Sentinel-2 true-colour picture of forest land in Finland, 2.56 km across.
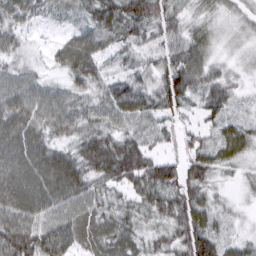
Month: March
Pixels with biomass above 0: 93%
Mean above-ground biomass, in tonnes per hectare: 49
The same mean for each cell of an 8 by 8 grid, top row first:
46 22 33 69 67 38 24 22
30 15 61 39 34 52 34 15
44 23 33 38 32 71 47 15
54 54 48 59 54 40 35 15
79 53 55 70 50 28 34 50
90 94 79 73 75 64 50 18
90 65 56 45 46 70 44 11
100 87 62 65 36 52 75 26
